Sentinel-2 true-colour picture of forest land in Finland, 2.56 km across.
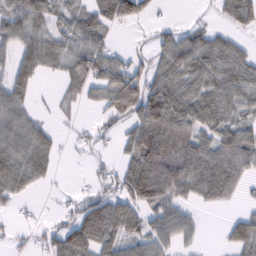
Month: February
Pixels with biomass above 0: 68%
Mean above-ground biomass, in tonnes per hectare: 60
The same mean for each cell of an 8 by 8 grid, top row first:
82 69 53 88 39 3 8 71
63 73 67 30 17 83 73 37
77 16 76 90 73 77 72 73
68 11 18 56 109 102 69 54
76 55 17 18 136 97 60 98
92 36 2 43 140 109 99 67
18 5 57 88 74 62 20 15
15 41 117 77 71 54 5 68
